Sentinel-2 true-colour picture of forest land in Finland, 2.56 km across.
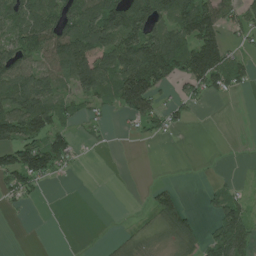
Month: July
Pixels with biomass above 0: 55%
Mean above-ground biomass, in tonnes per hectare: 66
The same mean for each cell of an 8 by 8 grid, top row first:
128 117 132 150 148 120 117 60
100 110 136 130 168 149 140 24
129 101 105 118 200 75 115 61
130 115 44 39 99 38 4 0
109 100 27 7 11 2 0 1
116 69 4 0 0 0 2 5
17 0 0 0 13 84 28 66
0 0 0 12 33 68 55 99
